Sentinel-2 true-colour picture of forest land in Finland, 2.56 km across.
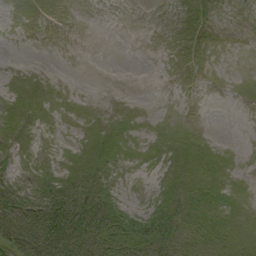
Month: September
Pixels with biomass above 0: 58%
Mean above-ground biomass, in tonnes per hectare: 15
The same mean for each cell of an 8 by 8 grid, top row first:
4 6 0 0 0 7 12 3
0 0 0 0 0 9 5 0
11 9 0 0 0 2 1 2
21 14 9 7 3 1 0 0
17 5 15 21 11 18 11 1
19 21 29 15 3 15 23 6
49 62 55 29 13 24 20 14
50 72 48 42 39 27 24 19
